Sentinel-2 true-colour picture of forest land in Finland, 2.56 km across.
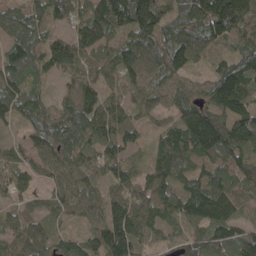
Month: May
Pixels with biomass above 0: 91%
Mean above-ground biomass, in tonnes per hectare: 95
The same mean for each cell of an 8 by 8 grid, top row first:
68 75 88 160 159 89 169 161
86 93 145 85 126 116 75 75
89 37 112 74 94 68 66 148
73 76 114 98 44 70 100 127
37 83 101 96 41 142 151 135
92 56 78 91 94 100 79 91
43 51 59 106 135 108 158 85
75 63 79 146 90 34 93 100
